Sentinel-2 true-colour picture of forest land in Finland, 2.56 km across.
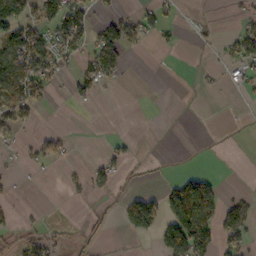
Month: October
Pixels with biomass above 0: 29%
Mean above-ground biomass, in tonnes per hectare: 34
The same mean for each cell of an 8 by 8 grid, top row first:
116 85 76 33 34 12 2 13
90 69 52 101 15 8 8 59
125 64 48 32 0 0 7 28
100 7 2 0 0 0 0 1
23 59 1 15 1 0 1 2
10 2 10 41 14 18 25 0
15 2 1 12 120 108 89 54
35 54 24 8 17 122 80 46
